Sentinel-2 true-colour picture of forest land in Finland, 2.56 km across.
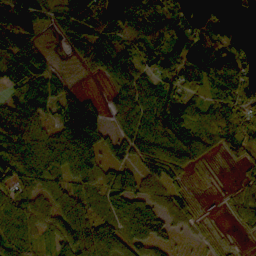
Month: October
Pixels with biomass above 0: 77%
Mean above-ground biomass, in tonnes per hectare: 63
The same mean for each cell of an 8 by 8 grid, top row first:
117 34 60 63 73 50 37 10
75 15 41 69 70 76 80 46
43 54 8 48 53 72 77 83
88 50 146 31 91 91 64 79
85 67 134 54 96 104 59 56
52 64 68 67 76 46 3 15
89 66 73 70 98 66 3 49
83 46 114 104 94 29 17 3
